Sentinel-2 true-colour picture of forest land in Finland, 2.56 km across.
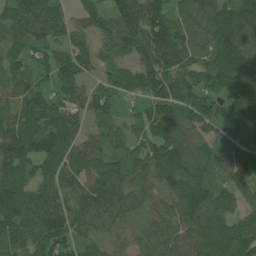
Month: June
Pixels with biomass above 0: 91%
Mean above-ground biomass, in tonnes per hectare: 111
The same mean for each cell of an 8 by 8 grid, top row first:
121 131 69 108 169 75 148 153
85 90 59 89 147 151 117 186
85 54 96 72 124 121 108 223
91 118 79 49 65 109 98 153
158 123 84 60 94 147 93 124
109 90 91 123 113 142 103 90
137 127 109 135 92 119 159 78
118 133 86 74 73 101 141 146
